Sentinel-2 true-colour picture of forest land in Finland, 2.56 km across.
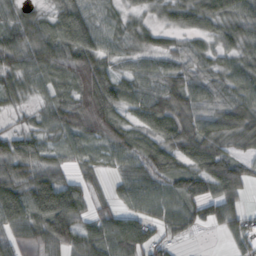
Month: October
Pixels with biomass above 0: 88%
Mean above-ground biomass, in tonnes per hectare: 60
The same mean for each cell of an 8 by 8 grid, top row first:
38 41 75 35 35 54 65 65
76 78 101 42 41 35 38 57
56 54 93 75 52 65 50 63
27 50 84 92 64 79 50 61
71 44 50 70 66 58 61 38
80 73 38 30 66 74 72 48
105 119 63 43 55 60 60 41
69 88 76 87 78 15 1 39
